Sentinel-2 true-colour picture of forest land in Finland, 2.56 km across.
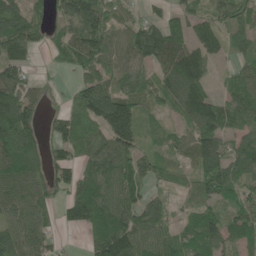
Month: June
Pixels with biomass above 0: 82%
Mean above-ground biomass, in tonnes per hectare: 88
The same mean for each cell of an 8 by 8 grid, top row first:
113 69 136 78 46 68 75 88
97 43 130 95 126 128 91 52
111 20 62 74 61 114 62 67
161 25 84 165 63 53 135 102
160 60 91 119 58 58 119 72
123 67 105 95 77 39 137 71
75 55 132 122 96 32 75 74
83 51 15 198 100 82 106 87
